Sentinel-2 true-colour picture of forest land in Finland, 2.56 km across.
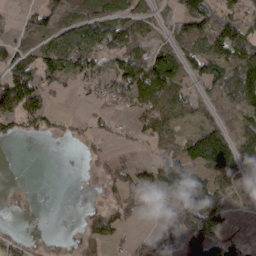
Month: March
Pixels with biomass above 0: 58%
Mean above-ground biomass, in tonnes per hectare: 58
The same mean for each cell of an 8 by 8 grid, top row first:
12 76 72 93 44 50 99 75
55 62 98 86 58 71 90 114
131 72 53 80 159 88 81 134
97 49 3 29 75 71 42 73
9 4 14 11 18 50 149 83
0 0 1 42 75 158 61 54
0 0 4 50 41 91 122 18
22 2 32 31 21 41 112 35
